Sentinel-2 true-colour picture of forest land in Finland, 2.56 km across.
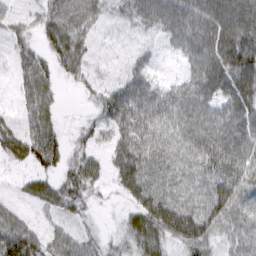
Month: March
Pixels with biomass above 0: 89%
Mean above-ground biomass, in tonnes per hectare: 45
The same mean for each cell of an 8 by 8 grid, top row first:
23 45 58 25 55 69 73 84
29 44 45 10 16 29 68 100
25 34 26 23 43 22 70 81
23 36 8 54 62 56 50 57
55 71 29 34 55 49 62 62
13 37 55 28 63 47 48 54
21 31 33 9 58 64 56 48
67 38 36 23 49 48 48 39
